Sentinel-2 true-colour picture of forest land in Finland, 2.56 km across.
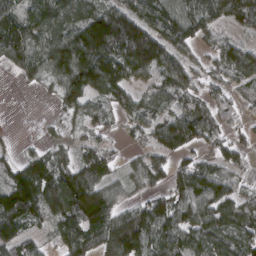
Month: March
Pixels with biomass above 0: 82%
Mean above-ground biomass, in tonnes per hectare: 87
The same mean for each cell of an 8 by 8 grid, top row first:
90 146 105 124 106 109 94 101
97 117 164 162 174 80 42 69
21 61 160 148 63 103 51 68
0 3 64 55 74 75 72 43
20 36 45 28 54 109 57 45
82 117 121 54 68 64 98 42
141 104 153 91 79 104 106 84
97 32 121 143 134 100 99 70
